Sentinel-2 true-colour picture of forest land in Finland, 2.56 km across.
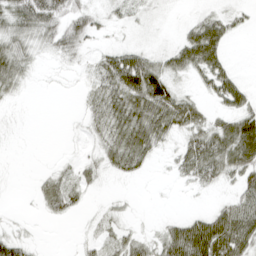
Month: April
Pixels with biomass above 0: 59%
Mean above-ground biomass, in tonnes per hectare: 27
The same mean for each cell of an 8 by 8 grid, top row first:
48 56 33 15 11 2 21 12
38 23 23 17 15 28 70 0
31 2 8 52 74 24 35 19
2 0 11 53 59 59 20 44
1 0 6 43 51 20 56 79
0 17 26 14 8 14 38 38
1 24 15 11 0 0 11 51
29 1 8 24 21 67 93 68
